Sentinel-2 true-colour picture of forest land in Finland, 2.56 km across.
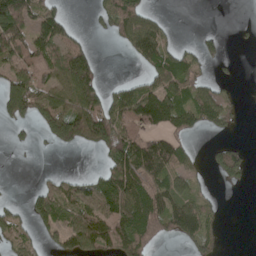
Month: April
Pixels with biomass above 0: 52%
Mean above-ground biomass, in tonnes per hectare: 55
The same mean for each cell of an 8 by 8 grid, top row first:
123 68 1 71 62 1 0 0
109 92 49 7 96 38 30 4
81 69 116 9 48 98 31 8
77 97 125 95 125 91 71 20
14 37 75 102 85 54 11 13
0 11 23 96 98 61 15 12
25 84 92 105 119 75 35 0
55 30 84 75 63 32 41 0
